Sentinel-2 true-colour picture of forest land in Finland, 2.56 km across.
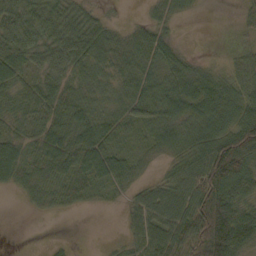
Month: October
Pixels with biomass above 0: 81%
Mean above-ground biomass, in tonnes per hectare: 50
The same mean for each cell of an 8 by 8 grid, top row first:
72 66 56 9 12 31 1 18
80 65 71 58 60 27 1 24
52 44 37 36 55 61 57 55
38 46 52 36 58 65 80 85
45 66 68 51 35 62 90 119
55 52 62 67 20 48 105 91
2 25 18 8 55 72 94 67
0 3 0 6 50 65 102 77
